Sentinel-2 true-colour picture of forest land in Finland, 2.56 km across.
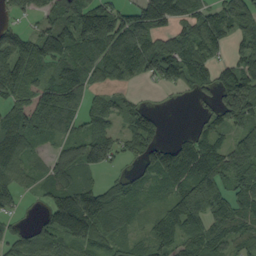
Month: September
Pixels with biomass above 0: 79%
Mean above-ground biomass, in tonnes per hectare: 81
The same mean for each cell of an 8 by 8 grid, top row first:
28 52 132 117 122 110 78 95
109 134 108 107 102 97 89 54
101 72 86 48 38 69 57 109
84 104 74 66 65 1 42 139
113 43 97 84 75 56 94 52
75 70 64 24 55 124 83 110
34 77 177 123 49 77 80 88
44 62 92 65 58 82 80 63
